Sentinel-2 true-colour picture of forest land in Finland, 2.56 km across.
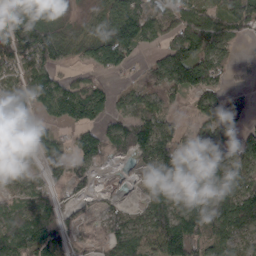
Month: March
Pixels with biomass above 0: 77%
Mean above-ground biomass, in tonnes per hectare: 85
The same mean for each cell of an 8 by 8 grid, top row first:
183 97 19 106 117 88 89 83
138 176 90 170 48 126 104 15
78 119 50 31 50 152 116 16
59 69 100 63 85 31 89 63
51 57 46 64 89 80 112 126
66 44 46 9 60 125 135 96
62 67 33 49 72 119 151 147
86 97 45 67 103 172 91 62
